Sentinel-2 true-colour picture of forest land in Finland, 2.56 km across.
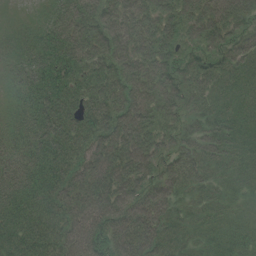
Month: July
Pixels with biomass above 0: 98%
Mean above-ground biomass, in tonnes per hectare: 71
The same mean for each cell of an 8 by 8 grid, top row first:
10 38 79 73 79 73 81 67
45 72 84 82 76 64 63 52
44 74 68 76 89 61 55 55
50 81 76 84 90 62 63 60
62 84 72 90 85 60 74 66
85 77 73 86 70 73 61 59
84 76 91 91 90 63 64 52
72 71 96 82 90 64 59 68
